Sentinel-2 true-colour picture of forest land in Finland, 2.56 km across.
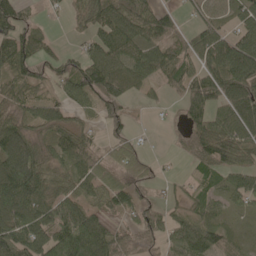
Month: May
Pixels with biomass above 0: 79%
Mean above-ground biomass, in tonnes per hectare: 69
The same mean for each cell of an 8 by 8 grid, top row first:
79 13 48 84 84 35 55 57
82 40 30 85 82 65 88 125
56 44 97 115 50 62 94 138
44 55 39 50 6 18 83 102
116 55 88 44 11 19 107 100
147 71 74 57 43 15 52 59
116 94 81 56 66 39 48 34
117 119 161 103 48 72 83 27
